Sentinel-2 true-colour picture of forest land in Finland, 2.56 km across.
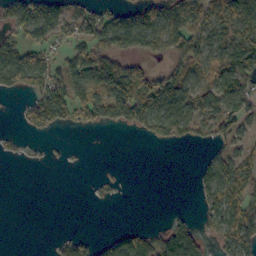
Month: October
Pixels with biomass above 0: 51%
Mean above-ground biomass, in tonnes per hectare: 57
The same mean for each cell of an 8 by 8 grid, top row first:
104 99 64 58 108 76 75 100
109 61 86 108 78 89 80 104
98 92 105 156 125 105 51 66
11 134 73 109 128 114 58 69
10 6 1 0 12 34 31 36
0 0 0 7 0 0 61 69
0 0 0 3 0 4 45 77
0 3 40 45 57 128 32 88
